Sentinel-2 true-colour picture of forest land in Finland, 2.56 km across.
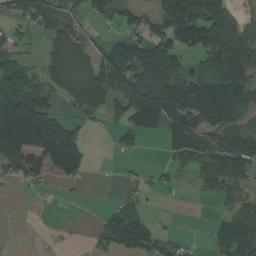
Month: August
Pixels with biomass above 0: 60%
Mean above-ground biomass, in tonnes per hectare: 83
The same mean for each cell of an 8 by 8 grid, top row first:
55 65 44 49 48 145 153 59
50 43 65 101 144 118 159 175
118 58 79 156 149 124 121 117
254 112 54 54 201 175 196 113
202 208 99 15 13 117 102 117
50 79 61 1 23 23 88 87
1 5 1 32 47 1 2 35
1 6 2 82 98 32 25 130
